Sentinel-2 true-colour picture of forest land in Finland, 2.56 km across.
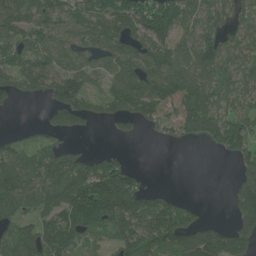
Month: June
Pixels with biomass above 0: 72%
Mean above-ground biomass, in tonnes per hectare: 93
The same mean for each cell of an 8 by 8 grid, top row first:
98 82 74 111 171 139 65 59
86 89 79 94 105 104 123 72
82 109 100 87 134 143 106 83
8 36 83 74 125 190 133 99
55 56 13 6 4 42 54 141
129 145 150 183 29 0 0 57
96 98 161 178 116 79 7 114
119 112 70 54 122 140 141 120
